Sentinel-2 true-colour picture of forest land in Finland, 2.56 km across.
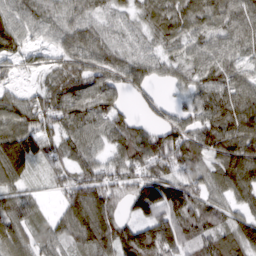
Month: March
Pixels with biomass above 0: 89%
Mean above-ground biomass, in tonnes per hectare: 81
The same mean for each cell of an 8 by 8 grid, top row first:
89 74 71 62 58 68 75 76
83 49 90 81 66 61 74 68
23 42 97 80 67 44 77 68
97 84 95 77 27 47 86 110
123 76 75 68 112 115 95 127
84 38 83 79 92 86 79 141
90 20 124 73 105 123 75 65
105 61 52 108 136 124 80 104
